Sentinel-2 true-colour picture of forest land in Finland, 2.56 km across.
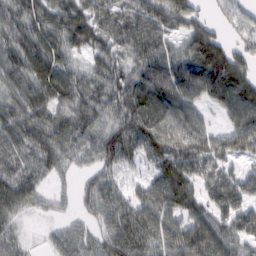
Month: February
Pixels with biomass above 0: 88%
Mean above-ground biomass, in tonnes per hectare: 66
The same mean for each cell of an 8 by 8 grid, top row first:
69 70 76 72 64 42 20 50
79 85 46 61 84 47 61 44
69 92 59 73 98 99 100 68
75 80 75 67 106 83 33 85
67 79 69 93 86 90 69 68
73 40 26 45 36 103 56 50
56 22 24 67 73 77 63 68
34 18 53 65 82 70 97 59
